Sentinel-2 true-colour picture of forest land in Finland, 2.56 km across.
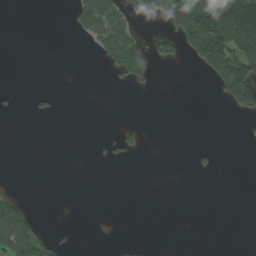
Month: August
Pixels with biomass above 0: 17%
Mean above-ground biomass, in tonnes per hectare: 24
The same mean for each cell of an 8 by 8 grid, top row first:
0 0 54 79 26 135 165 166
0 0 1 74 35 29 187 113
0 0 0 8 28 0 18 111
4 8 0 0 0 0 0 39
0 0 0 11 10 0 3 2
0 0 0 0 0 0 5 0
48 0 0 0 0 0 0 0
125 23 0 1 1 0 0 0
